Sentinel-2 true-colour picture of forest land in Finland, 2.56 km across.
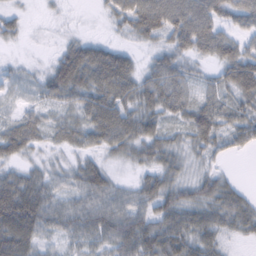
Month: February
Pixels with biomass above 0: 85%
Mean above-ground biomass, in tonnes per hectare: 45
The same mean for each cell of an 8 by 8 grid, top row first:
17 4 1 29 83 85 73 54
7 3 42 34 19 50 61 49
18 36 65 84 48 51 17 82
16 25 47 77 53 41 58 46
54 24 37 55 58 34 45 36
44 41 50 30 34 41 31 7
96 63 55 65 49 59 53 53
86 30 43 54 70 65 48 16
